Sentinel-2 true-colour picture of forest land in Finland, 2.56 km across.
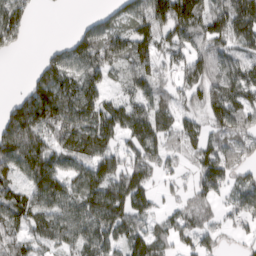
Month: March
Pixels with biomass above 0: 79%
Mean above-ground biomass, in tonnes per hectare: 76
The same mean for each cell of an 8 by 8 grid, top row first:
88 0 6 53 85 118 87 119
30 22 93 100 81 68 80 71
0 105 83 33 89 51 95 93
106 168 108 77 96 65 69 87
171 87 86 52 93 44 62 67
76 144 86 111 68 34 94 46
106 85 95 142 62 34 47 66
77 65 61 81 86 49 47 20
